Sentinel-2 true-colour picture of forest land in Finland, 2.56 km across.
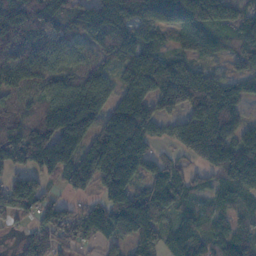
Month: November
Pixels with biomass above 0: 86%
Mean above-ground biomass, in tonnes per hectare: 124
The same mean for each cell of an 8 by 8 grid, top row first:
142 137 122 147 133 191 202 138
93 103 64 131 126 54 58 91
110 82 117 77 193 217 144 93
107 133 228 138 180 109 185 77
172 211 159 243 68 105 245 171
90 87 171 145 66 98 72 209
127 91 49 147 167 91 63 63
30 132 86 70 106 112 94 103
